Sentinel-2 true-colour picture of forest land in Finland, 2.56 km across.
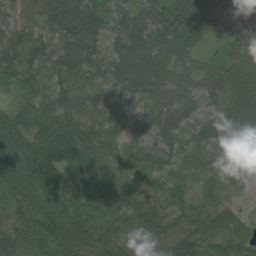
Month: August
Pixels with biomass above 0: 96%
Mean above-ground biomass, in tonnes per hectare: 72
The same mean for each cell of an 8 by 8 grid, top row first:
45 57 94 71 62 110 91 71
69 60 76 51 88 109 39 77
58 59 71 81 81 62 57 88
63 74 82 71 61 53 53 99
107 130 112 55 64 56 60 64
89 152 72 68 60 55 54 30
65 82 64 58 72 56 69 30
73 94 79 78 96 55 76 78
